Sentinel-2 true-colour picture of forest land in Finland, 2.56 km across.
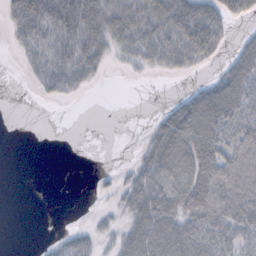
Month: October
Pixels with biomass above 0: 55%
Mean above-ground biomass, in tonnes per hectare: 27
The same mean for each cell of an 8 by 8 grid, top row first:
44 62 65 39 44 58 49 26
14 32 48 25 39 44 43 24
0 35 31 1 3 5 16 55
0 0 0 0 0 41 65 53
0 0 0 0 16 60 53 43
0 0 0 5 39 47 46 44
0 0 0 8 51 37 49 47
0 5 24 16 59 54 42 28
